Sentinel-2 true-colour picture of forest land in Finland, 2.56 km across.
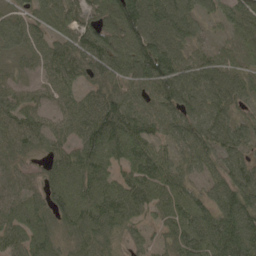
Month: May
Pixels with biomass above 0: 92%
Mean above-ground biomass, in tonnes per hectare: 72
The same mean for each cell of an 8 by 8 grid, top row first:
46 66 68 87 138 96 34 71
39 69 96 91 123 84 30 45
37 56 63 71 91 118 87 61
77 42 75 103 69 83 83 37
67 54 71 104 90 51 76 68
55 46 79 54 100 64 42 78
77 67 92 94 60 76 72 99
64 70 61 44 26 72 100 118
